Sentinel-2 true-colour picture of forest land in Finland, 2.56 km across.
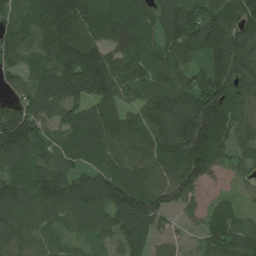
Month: June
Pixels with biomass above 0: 93%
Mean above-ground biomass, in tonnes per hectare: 125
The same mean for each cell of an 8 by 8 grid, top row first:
92 163 190 162 135 150 158 143
130 132 220 127 169 147 141 165
73 107 250 204 139 134 133 144
146 87 96 136 128 185 253 105
162 89 119 135 113 179 164 63
105 149 94 127 101 107 90 30
115 113 122 136 162 64 34 34
103 71 48 60 91 43 83 145
